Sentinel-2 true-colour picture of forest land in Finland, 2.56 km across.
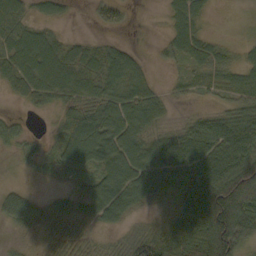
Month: October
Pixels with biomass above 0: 77%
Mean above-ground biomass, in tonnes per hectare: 57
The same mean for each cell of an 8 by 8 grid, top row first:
59 30 2 32 0 44 21 2
79 75 38 44 6 44 45 21
69 82 70 81 62 17 34 39
8 21 83 91 105 8 27 70
28 21 123 108 82 78 90 100
4 16 42 104 109 101 95 126
49 34 49 101 34 48 127 117
10 25 34 17 66 75 127 88
